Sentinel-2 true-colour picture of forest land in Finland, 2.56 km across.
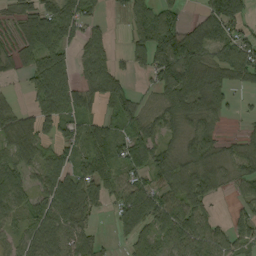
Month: September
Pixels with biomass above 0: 76%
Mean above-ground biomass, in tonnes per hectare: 67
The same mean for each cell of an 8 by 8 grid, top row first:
47 101 90 17 77 43 73 80
52 117 53 31 91 138 89 83
13 129 58 80 24 133 90 62
49 85 73 53 39 75 81 10
88 49 60 82 78 44 78 41
77 67 65 65 60 84 88 58
69 79 91 41 79 82 40 31
47 86 65 14 56 86 71 43
